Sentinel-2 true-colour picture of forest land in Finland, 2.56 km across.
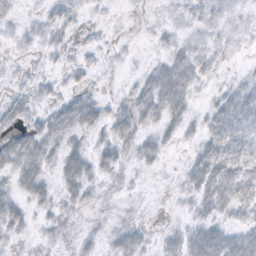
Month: October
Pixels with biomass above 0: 63%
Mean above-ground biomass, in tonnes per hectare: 16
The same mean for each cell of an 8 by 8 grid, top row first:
4 10 9 2 1 6 10 6
5 13 8 4 1 14 12 7
4 9 10 1 16 40 10 8
22 19 39 17 30 28 18 33
32 29 14 22 16 9 29 36
28 16 34 10 3 4 39 37
19 15 12 1 2 3 21 24
9 8 7 12 12 18 40 26
